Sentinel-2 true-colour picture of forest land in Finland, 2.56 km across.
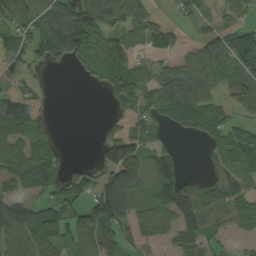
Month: September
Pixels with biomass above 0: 68%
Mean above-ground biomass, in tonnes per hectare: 76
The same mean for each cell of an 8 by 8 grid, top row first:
80 121 127 103 76 27 39 42
71 142 93 96 54 49 89 154
24 7 13 60 67 113 95 98
103 27 0 28 54 100 76 49
85 75 0 116 89 19 34 113
81 82 72 140 105 101 32 75
106 91 61 211 83 91 107 75
98 61 92 108 64 50 60 25
